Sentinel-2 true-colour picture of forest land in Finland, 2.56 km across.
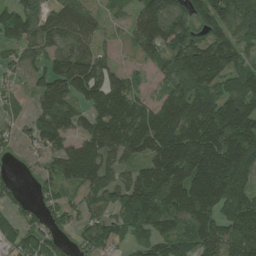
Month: July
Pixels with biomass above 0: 81%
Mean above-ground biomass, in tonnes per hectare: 100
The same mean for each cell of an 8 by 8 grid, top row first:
101 89 104 25 115 120 105 127
74 100 104 22 87 110 160 91
35 115 156 101 25 103 127 98
29 121 79 169 101 132 125 188
32 83 89 134 136 170 167 179
15 50 110 69 113 170 221 125
46 44 47 65 126 132 124 126
68 57 37 62 54 85 98 125
